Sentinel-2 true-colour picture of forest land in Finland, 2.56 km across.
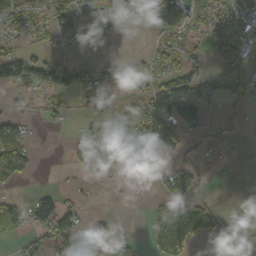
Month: October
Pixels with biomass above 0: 46%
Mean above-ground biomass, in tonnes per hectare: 40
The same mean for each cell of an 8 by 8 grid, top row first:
49 49 42 34 42 112 35 50
24 23 16 4 9 40 18 40
66 52 39 21 35 81 33 22
17 20 8 24 61 102 34 6
105 0 72 123 107 55 15 5
78 0 28 45 0 74 10 0
41 77 31 2 7 81 44 10
25 54 48 93 14 93 22 6
